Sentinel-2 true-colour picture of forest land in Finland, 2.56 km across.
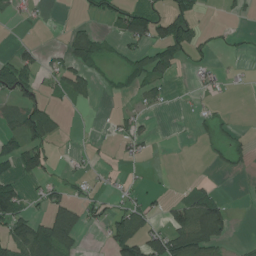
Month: June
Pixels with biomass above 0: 37%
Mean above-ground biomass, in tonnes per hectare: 36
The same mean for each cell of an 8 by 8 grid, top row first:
16 4 6 35 79 85 4 11
23 13 57 12 48 89 16 9
77 19 58 16 55 12 22 6
49 64 3 11 22 4 14 0
55 56 3 13 24 1 15 18
43 27 24 10 5 1 6 6
87 61 46 30 42 50 119 1
111 112 34 61 94 97 109 5
